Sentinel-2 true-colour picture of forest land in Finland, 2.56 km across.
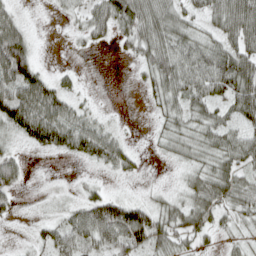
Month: April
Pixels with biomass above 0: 76%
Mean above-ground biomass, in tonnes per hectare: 45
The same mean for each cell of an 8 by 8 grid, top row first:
34 4 26 75 79 53 43 84
107 0 10 15 58 65 49 63
117 51 10 0 22 74 71 90
102 90 37 3 3 42 47 62
20 57 68 58 3 45 50 58
46 4 6 14 8 10 60 57
18 10 45 93 60 45 67 50
3 37 60 70 75 50 19 21
